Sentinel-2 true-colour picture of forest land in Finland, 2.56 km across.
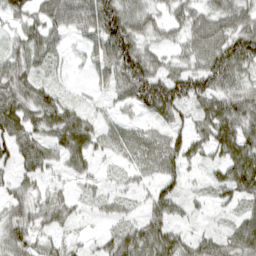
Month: April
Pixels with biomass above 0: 86%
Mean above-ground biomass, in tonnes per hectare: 61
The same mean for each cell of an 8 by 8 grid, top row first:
59 73 72 118 61 46 62 69
52 67 11 115 65 39 94 120
83 30 4 43 131 102 108 61
88 85 43 21 56 76 77 88
89 65 93 43 63 65 77 97
46 36 41 11 35 57 29 102
60 58 23 28 33 48 20 43
73 42 20 45 89 64 47 72
